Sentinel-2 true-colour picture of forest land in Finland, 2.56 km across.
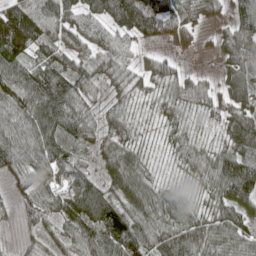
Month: May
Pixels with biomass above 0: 89%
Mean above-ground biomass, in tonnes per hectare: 79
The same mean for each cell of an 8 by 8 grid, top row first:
145 115 80 97 138 76 52 72
149 78 72 86 34 25 19 88
122 116 91 57 38 54 25 67
104 119 84 53 21 53 37 77
110 115 81 69 27 49 39 93
63 75 68 96 83 24 78 150
35 87 128 107 118 99 57 95
9 41 106 116 107 123 107 81
